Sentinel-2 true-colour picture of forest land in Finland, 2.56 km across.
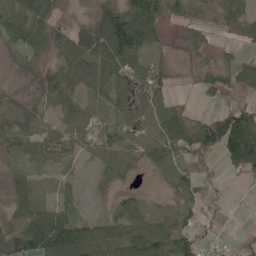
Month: May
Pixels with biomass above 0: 75%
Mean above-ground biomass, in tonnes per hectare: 44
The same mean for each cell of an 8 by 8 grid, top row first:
56 49 5 83 103 27 14 39
39 45 72 107 69 8 24 16
10 51 84 68 39 11 40 71
28 27 47 44 36 33 20 68
27 37 37 41 30 55 89 123
31 19 11 32 10 31 20 32
33 43 29 17 22 29 13 1
81 130 99 69 78 65 15 16
